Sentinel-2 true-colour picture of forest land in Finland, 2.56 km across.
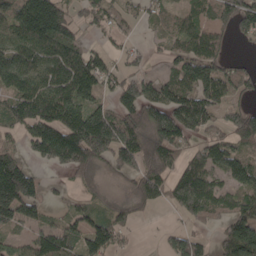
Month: April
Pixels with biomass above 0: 73%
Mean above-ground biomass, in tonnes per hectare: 111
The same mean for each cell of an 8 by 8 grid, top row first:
135 236 63 65 47 73 87 137
135 139 93 32 28 81 120 11
137 142 182 70 98 130 156 109
120 170 170 106 150 180 128 110
55 209 253 193 118 115 96 87
230 19 71 49 127 107 126 104
215 47 36 49 55 80 147 126
69 132 100 102 3 79 32 240
